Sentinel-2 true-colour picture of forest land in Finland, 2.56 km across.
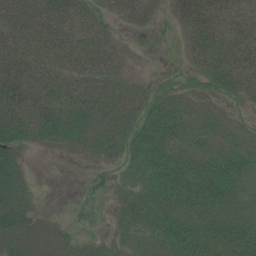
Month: July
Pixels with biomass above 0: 82%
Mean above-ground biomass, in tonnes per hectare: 44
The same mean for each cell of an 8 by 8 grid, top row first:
46 57 45 17 20 20 43 34
41 46 51 29 3 7 53 51
50 40 45 36 15 19 32 44
56 52 62 48 40 70 48 17
44 25 36 39 56 75 77 51
58 0 2 22 49 69 79 64
76 8 7 23 60 58 62 52
79 79 34 42 48 65 68 76
